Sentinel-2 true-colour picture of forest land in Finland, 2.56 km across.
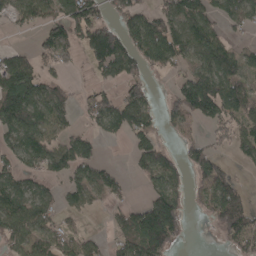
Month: April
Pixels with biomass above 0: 61%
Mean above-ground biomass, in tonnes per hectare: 80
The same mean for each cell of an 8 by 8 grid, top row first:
69 82 124 53 88 122 87 101
31 95 77 186 109 110 113 40
170 66 4 56 68 48 111 90
175 113 33 105 105 94 119 87
84 86 85 9 70 30 53 81
61 55 72 60 54 66 116 23
95 61 49 34 91 99 66 116
77 60 60 46 149 54 0 99
